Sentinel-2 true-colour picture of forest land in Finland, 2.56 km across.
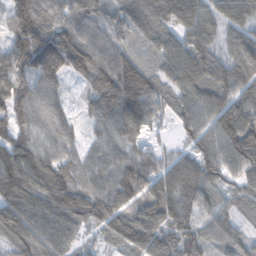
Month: February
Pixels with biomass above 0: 96%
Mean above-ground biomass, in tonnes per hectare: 114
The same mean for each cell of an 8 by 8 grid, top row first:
143 140 132 88 111 112 94 74
147 203 156 94 55 109 102 102
196 144 84 189 125 109 122 124
141 111 56 167 131 78 130 153
139 101 71 93 65 39 92 183
149 153 116 103 114 117 103 88
145 114 123 127 132 133 69 73
101 112 46 69 136 125 70 75
